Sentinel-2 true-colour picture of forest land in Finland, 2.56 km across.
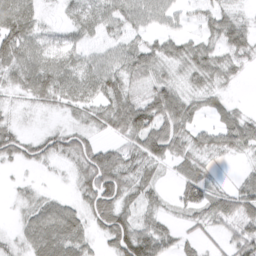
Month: March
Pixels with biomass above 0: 79%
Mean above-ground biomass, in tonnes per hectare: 47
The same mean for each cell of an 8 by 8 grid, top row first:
76 10 42 59 53 30 38 28
81 43 34 37 52 42 50 61
42 74 55 58 48 29 47 17
13 20 38 68 88 81 27 26
54 53 61 32 86 65 43 56
6 5 52 97 51 28 33 17
15 48 37 77 41 23 66 66
23 78 51 65 96 39 23 56
